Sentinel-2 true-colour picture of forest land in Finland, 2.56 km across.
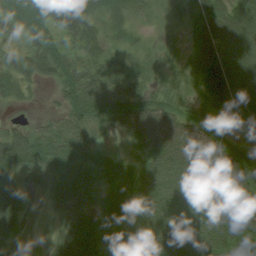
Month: July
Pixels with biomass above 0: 89%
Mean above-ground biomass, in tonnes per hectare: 65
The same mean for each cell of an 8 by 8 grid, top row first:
78 87 95 69 17 21 105 87
20 71 53 34 22 11 88 78
59 32 66 53 41 27 78 87
7 11 69 76 82 56 36 68
70 85 66 14 65 99 88 37
76 56 80 72 80 94 100 96
72 22 71 83 87 71 86 116
38 19 114 81 97 78 84 95
